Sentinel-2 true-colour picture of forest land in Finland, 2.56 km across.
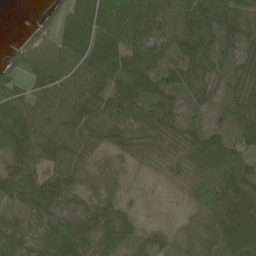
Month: May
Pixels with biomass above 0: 86%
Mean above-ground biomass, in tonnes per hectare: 55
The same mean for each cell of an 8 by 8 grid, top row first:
0 24 86 70 76 58 124 58
35 56 86 69 60 66 75 37
56 94 78 67 74 61 56 40
75 69 70 58 58 42 32 58
65 64 49 39 34 37 95 54
60 53 32 20 6 20 86 93
32 57 32 43 4 2 70 92
49 61 81 62 31 15 22 87
